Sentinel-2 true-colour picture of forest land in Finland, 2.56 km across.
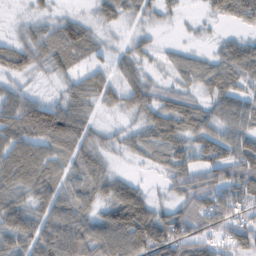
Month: February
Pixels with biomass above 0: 81%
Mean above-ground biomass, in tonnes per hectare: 54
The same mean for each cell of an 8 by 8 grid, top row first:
4 20 20 41 29 12 20 65
48 59 66 17 23 16 12 60
26 14 45 49 39 28 61 52
91 62 62 20 55 73 51 67
79 69 65 22 44 55 70 76
82 62 48 45 8 50 53 91
63 67 61 90 92 48 79 59
67 95 96 108 120 103 49 64
